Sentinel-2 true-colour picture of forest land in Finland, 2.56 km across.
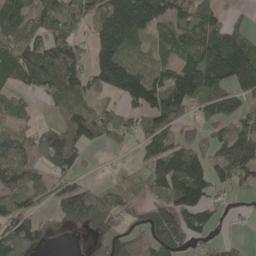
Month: May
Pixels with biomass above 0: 71%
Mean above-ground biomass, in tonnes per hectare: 82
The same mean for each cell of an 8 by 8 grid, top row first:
82 88 76 138 140 89 117 16
103 107 55 142 37 69 156 121
59 116 99 146 115 116 181 122
43 17 88 50 92 82 61 87
66 93 86 33 63 81 63 117
78 40 43 12 61 157 116 86
71 33 206 77 35 112 82 8
140 33 10 82 46 83 36 11
